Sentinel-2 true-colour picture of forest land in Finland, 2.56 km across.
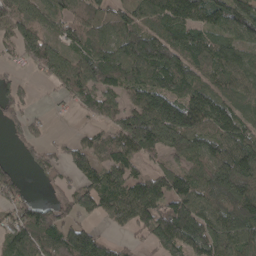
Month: April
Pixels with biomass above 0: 80%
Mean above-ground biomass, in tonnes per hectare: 94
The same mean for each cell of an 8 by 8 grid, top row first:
96 78 83 70 91 135 92 126
66 94 83 91 166 129 119 79
35 42 132 90 106 124 78 83
38 13 34 86 149 157 127 70
16 41 50 89 142 110 98 114
46 41 68 95 78 111 108 166
67 65 81 97 132 139 84 151
108 98 149 29 54 172 113 112
